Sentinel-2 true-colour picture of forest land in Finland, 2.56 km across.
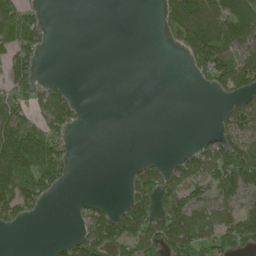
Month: June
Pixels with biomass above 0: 45%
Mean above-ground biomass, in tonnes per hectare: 62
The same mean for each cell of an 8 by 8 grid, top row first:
129 17 0 0 0 105 126 93
108 22 0 0 0 33 147 86
102 20 0 0 0 0 63 108
95 118 34 0 0 0 0 80
177 140 2 0 0 0 58 108
165 130 2 0 85 87 107 141
121 17 16 47 114 135 79 70
0 4 69 136 125 145 91 118
